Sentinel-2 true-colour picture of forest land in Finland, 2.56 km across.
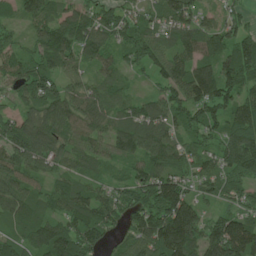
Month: June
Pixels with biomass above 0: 93%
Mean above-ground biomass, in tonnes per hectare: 85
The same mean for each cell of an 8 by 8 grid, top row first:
41 80 86 72 52 96 45 48
48 98 107 76 93 73 90 107
78 80 55 55 16 92 132 116
51 95 100 75 74 88 91 106
99 94 67 81 103 72 54 134
86 56 67 36 79 85 72 77
91 50 103 94 97 171 42 64
66 119 121 41 99 190 123 176
